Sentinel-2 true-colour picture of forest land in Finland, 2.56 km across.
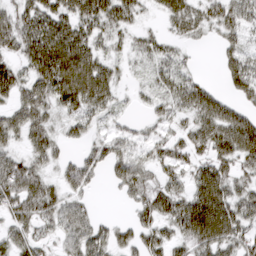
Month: March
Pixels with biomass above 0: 78%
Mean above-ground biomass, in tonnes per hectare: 46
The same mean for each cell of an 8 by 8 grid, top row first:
48 62 67 61 19 42 47 54
42 89 78 26 31 23 6 39
53 73 99 44 18 47 14 53
43 40 50 29 15 34 60 38
28 46 26 42 31 38 55 75
69 33 66 34 35 31 65 42
55 49 39 0 43 55 93 57
43 28 55 46 45 38 70 57
